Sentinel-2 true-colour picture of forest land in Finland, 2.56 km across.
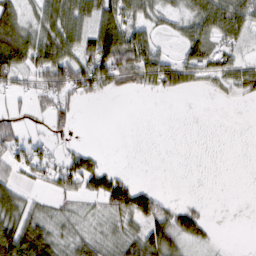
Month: February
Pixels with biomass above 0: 54%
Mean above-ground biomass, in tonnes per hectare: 37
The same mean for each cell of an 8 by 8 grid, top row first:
56 53 66 73 40 28 81 77
112 66 62 123 85 15 61 31
41 56 78 61 41 46 23 43
17 31 9 0 0 0 0 0
44 28 8 0 0 0 0 0
26 32 78 41 0 0 0 0
54 18 13 45 67 26 7 0
112 65 37 26 66 49 16 0
